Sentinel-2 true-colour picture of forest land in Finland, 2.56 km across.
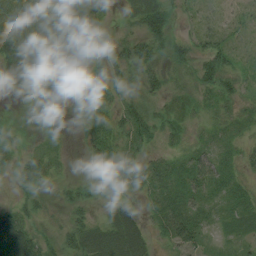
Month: August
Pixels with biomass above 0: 82%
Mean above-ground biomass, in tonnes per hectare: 35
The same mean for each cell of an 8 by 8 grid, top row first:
73 68 93 19 69 28 16 21
79 42 48 34 52 35 41 16
51 31 8 40 33 22 41 29
7 30 21 38 37 27 24 26
13 12 12 42 40 22 23 28
19 22 6 35 40 40 47 30
28 16 29 24 21 49 30 36
78 26 55 69 40 51 20 18
